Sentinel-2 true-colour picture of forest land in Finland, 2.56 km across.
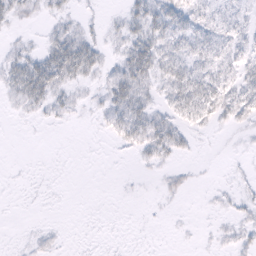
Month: February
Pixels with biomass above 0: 50%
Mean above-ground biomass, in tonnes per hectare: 11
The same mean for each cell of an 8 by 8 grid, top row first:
14 9 7 3 27 23 13 8
9 21 37 7 31 17 22 13
29 41 17 21 25 30 30 20
5 11 5 21 26 20 24 20
0 0 0 5 24 21 1 3
1 1 0 0 2 8 1 3
1 1 0 0 1 1 2 8
2 7 1 1 1 1 2 10
